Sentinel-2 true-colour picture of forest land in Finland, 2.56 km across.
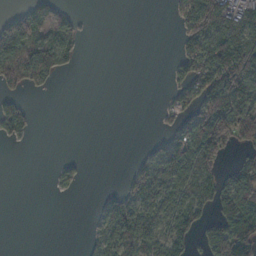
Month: November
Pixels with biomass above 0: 43%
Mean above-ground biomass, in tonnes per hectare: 49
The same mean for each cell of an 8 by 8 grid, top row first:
51 92 14 0 0 24 119 71
111 72 18 0 0 14 106 135
51 31 0 0 0 29 107 147
68 0 0 0 0 37 141 127
10 0 0 0 9 87 135 70
0 4 21 0 75 83 76 78
0 0 0 57 90 86 51 130
0 0 5 76 76 76 81 178
